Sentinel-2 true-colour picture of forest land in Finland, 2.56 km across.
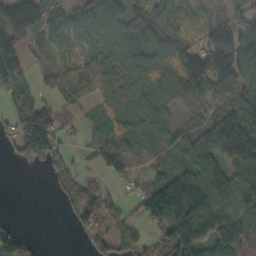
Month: October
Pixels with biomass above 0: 77%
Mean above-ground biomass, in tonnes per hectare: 82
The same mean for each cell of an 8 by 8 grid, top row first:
182 91 64 87 75 86 80 53
143 48 64 120 130 116 151 171
107 45 99 78 69 110 170 127
63 61 37 55 80 42 76 172
44 97 14 60 45 72 140 243
0 25 35 33 34 108 107 94
0 0 75 45 89 182 118 92
70 0 9 62 38 117 78 76
